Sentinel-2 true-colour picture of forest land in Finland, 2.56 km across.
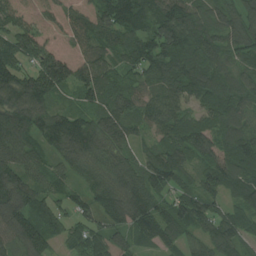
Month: August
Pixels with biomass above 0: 95%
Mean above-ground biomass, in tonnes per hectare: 106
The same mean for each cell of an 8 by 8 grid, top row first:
98 103 117 133 94 154 104 97
131 166 106 98 118 124 103 103
141 176 107 85 66 110 111 90
127 96 79 104 78 88 77 103
119 78 164 119 56 121 101 125
149 64 63 124 131 106 105 114
175 87 72 129 127 109 100 83
108 83 66 108 56 69 94 93
